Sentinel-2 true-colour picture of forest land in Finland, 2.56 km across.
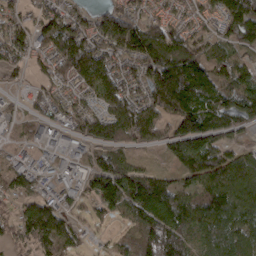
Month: March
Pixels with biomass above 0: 83%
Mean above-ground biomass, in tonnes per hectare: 94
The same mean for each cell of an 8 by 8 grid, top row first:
55 101 69 134 77 52 57 138
101 76 160 112 179 156 71 75
27 64 72 100 103 203 151 156
21 51 85 109 100 136 146 122
23 10 44 103 48 118 106 35
73 39 54 165 106 56 125 121
51 108 34 100 157 160 155 113
55 113 40 32 109 127 85 101
